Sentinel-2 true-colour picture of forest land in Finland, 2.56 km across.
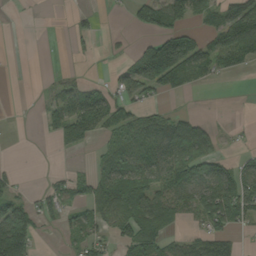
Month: September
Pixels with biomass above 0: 52%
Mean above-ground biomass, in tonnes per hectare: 56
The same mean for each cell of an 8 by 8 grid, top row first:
4 1 15 1 84 110 74 119
0 4 16 8 57 141 60 115
0 9 27 33 162 91 26 5
0 43 141 91 47 32 5 3
0 7 77 54 109 117 65 7
21 16 27 112 81 88 92 77
85 46 50 91 115 55 92 95
152 3 45 35 114 35 72 16
